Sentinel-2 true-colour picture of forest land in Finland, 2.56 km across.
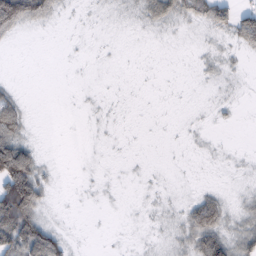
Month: February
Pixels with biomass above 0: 41%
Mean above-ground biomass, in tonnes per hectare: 21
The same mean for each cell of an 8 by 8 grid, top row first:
117 40 2 5 28 39 56 57
1 0 1 1 1 1 7 27
3 0 0 0 0 0 7 5
46 0 1 2 0 0 3 3
84 0 0 1 0 1 3 0
140 15 1 1 2 1 0 4
172 15 1 1 3 8 69 18
85 94 1 1 2 21 85 50
